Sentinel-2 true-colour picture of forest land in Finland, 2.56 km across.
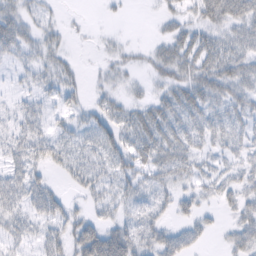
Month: February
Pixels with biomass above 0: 67%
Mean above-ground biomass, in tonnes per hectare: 28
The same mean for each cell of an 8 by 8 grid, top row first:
36 16 2 4 1 20 47 49
33 28 2 11 9 38 40 37
9 24 14 16 11 33 47 49
21 20 21 30 25 32 32 30
36 34 25 44 34 35 22 25
32 19 29 33 26 32 23 26
37 43 15 28 20 26 13 33
24 36 58 79 33 41 11 42
